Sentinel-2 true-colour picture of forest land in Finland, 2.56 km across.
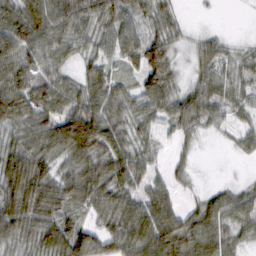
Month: February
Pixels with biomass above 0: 88%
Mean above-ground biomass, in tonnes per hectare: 60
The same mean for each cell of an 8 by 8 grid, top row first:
80 93 79 70 52 36 3 1
91 71 45 54 94 39 43 20
80 65 44 57 60 37 49 38
81 73 93 70 57 62 55 32
53 75 135 87 38 20 3 24
108 70 81 93 54 23 2 6
89 78 49 73 80 49 59 58
60 77 103 65 96 95 76 37
